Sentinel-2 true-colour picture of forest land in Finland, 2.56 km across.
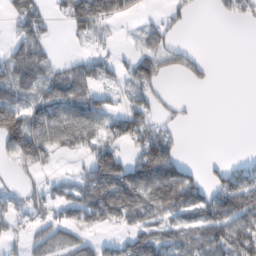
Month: February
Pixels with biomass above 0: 54%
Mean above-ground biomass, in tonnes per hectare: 59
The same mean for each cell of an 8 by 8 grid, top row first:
76 37 128 90 11 29 2 41
55 31 8 17 36 39 1 0
75 60 75 33 86 13 18 0
112 80 92 50 71 15 0 0
111 83 51 77 88 46 0 0
21 23 34 183 156 120 31 90
47 46 70 131 101 94 108 135
27 56 60 32 98 76 97 128
